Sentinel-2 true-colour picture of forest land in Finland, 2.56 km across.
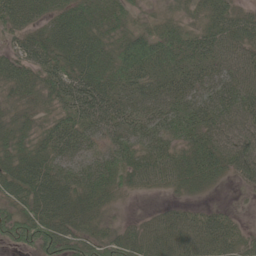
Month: May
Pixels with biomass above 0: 90%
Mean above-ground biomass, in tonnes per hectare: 42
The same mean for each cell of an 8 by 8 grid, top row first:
51 41 49 37 16 21 34 28
31 57 57 38 47 44 40 40
49 48 59 43 42 43 49 49
35 25 50 52 46 62 61 55
38 39 45 44 45 38 52 51
66 62 49 46 38 47 53 31
43 66 47 21 3 18 19 4
45 61 42 36 43 42 50 32
